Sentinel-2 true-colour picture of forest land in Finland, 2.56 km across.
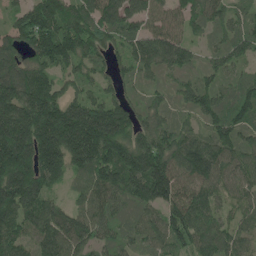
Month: May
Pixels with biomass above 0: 94%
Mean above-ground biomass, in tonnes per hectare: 133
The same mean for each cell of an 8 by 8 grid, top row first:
77 174 153 147 129 94 116 66
116 190 153 80 141 134 57 119
176 122 103 71 67 73 87 75
206 215 198 176 90 68 131 112
249 216 247 201 159 141 124 120
213 155 93 155 221 160 146 102
184 141 90 104 111 157 107 80
127 147 129 76 85 127 113 94
